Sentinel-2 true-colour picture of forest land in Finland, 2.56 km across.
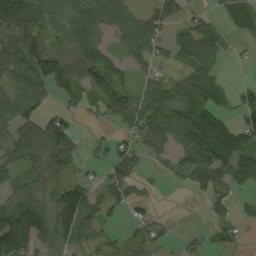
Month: September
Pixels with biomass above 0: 69%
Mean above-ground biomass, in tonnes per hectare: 65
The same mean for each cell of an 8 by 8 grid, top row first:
148 69 102 103 63 49 26 55
86 56 115 46 88 75 83 12
80 113 78 82 43 40 64 5
81 37 27 86 98 115 89 52
78 116 33 38 72 66 141 91
47 70 28 54 28 25 76 87
95 73 141 38 22 1 15 13
173 74 67 27 43 11 25 28
